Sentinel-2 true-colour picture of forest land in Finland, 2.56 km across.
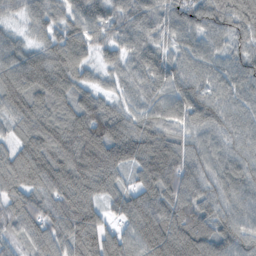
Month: November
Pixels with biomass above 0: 97%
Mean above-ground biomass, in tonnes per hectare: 96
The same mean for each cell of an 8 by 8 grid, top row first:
38 76 90 83 86 92 105 123
75 92 86 55 79 70 82 66
118 117 74 39 76 91 89 95
94 90 93 57 65 83 108 78
70 124 125 91 117 80 89 80
102 137 135 93 89 115 94 106
94 104 141 59 151 140 101 100
56 100 135 102 138 152 123 106
